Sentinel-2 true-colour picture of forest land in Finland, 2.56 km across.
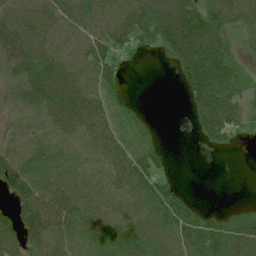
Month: July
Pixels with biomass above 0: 77%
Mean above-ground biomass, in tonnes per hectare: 51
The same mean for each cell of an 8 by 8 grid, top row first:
63 53 57 57 72 97 55 49
76 57 46 56 22 85 95 12
65 91 57 36 0 14 111 36
55 71 79 43 10 0 102 46
49 63 51 54 34 0 25 10
90 60 53 52 65 10 0 0
55 74 64 57 56 67 14 13
54 70 51 53 68 61 74 64
